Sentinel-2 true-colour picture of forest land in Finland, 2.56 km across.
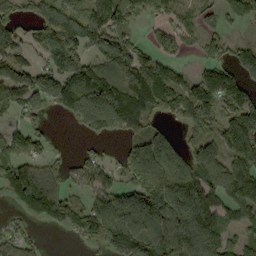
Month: September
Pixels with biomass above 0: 74%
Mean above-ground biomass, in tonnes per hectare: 134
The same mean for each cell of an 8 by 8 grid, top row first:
98 168 133 163 76 76 44 80
112 167 149 196 79 77 78 74
143 136 190 135 216 103 163 137
67 57 194 272 141 110 176 172
125 47 9 11 174 107 145 156
186 95 79 62 230 297 146 154
53 184 108 197 218 268 186 115
63 8 55 183 170 255 230 71
